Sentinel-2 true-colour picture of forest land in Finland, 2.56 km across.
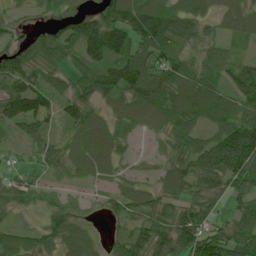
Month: July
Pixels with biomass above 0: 87%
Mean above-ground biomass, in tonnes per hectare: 63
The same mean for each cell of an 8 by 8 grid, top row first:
20 20 49 92 110 83 45 67
56 69 71 124 86 67 46 19
77 55 64 104 104 86 67 85
101 67 71 43 78 81 86 78
29 45 64 62 6 47 78 149
26 25 35 37 20 65 90 74
39 40 28 35 62 48 56 41
58 59 72 35 81 89 93 75
